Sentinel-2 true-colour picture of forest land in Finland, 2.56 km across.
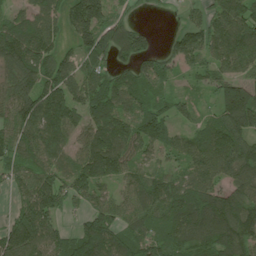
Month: July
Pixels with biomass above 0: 86%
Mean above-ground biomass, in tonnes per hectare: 112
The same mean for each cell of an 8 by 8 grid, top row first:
74 105 157 103 7 11 74 131
155 116 99 143 109 80 109 138
145 126 125 96 106 40 54 99
124 174 106 125 112 76 35 176
100 141 92 170 110 81 130 133
79 106 135 111 91 71 133 119
61 136 57 100 112 157 189 147
162 131 134 138 112 110 137 148
